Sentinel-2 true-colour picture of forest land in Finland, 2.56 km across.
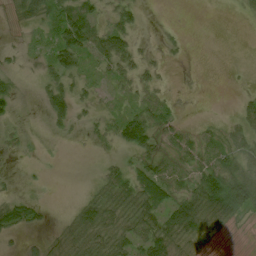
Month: July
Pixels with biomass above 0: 57%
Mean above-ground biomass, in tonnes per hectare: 20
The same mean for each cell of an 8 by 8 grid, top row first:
15 29 41 14 7 0 0 4
6 17 56 41 6 6 0 0
8 26 26 17 15 1 0 1
12 23 11 9 21 5 0 17
5 1 2 13 46 23 14 30
3 2 0 29 38 25 45 53
31 9 30 42 47 49 46 59
6 14 44 38 46 34 6 0
